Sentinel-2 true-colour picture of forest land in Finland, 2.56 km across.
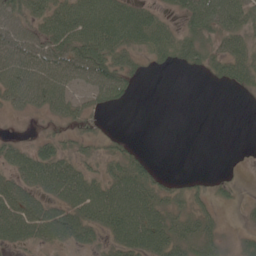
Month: June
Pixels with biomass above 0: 68%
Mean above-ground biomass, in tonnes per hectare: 39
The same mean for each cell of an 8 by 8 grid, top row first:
47 60 78 84 54 23 73 58
58 56 77 71 43 61 41 49
68 67 40 62 10 0 14 44
20 31 27 9 0 0 0 0
27 31 19 14 4 0 0 1
47 72 57 48 52 7 8 3
69 48 67 83 78 32 24 10
48 41 37 38 81 58 43 17
